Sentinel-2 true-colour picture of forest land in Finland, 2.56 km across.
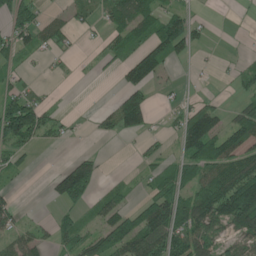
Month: June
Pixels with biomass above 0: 52%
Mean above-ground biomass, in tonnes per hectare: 58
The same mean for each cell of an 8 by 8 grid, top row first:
84 34 40 71 78 64 6 2
62 49 11 38 74 104 16 4
27 6 4 7 88 9 4 31
145 55 3 66 97 30 87 52
80 21 4 4 22 38 133 83
27 23 151 7 29 72 91 146
38 5 58 62 75 99 140 190
63 38 83 104 120 119 88 62
